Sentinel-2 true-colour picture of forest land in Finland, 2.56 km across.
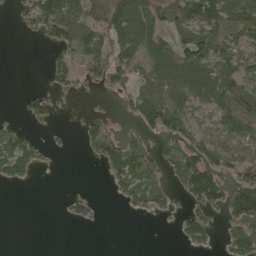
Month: May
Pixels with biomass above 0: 50%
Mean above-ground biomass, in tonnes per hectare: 44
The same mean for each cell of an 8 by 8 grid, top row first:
20 116 104 91 70 63 77 71
0 26 96 80 54 64 68 45
0 22 37 74 54 82 82 61
5 31 5 10 78 77 41 84
66 10 17 59 44 44 51 61
55 0 0 42 78 47 92 46
0 0 20 1 36 21 57 68
0 0 0 0 0 14 41 70
